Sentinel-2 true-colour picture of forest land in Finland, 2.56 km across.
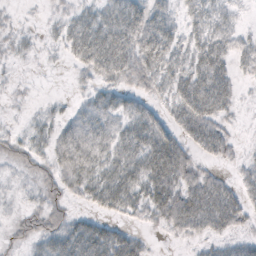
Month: October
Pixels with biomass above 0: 73%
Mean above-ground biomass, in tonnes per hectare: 25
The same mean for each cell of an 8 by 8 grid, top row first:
5 8 24 35 37 18 31 8
13 7 39 50 43 25 39 22
6 1 8 28 28 33 51 13
3 12 20 27 24 27 43 6
14 23 38 30 41 35 33 7
6 17 34 36 39 43 25 16
6 23 8 24 28 47 52 33
12 29 46 40 12 7 19 18
